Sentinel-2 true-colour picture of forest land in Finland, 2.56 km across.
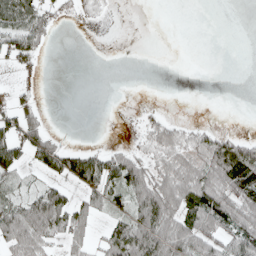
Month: April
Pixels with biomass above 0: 43%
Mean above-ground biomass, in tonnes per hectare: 32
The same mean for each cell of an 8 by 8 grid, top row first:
49 34 18 4 0 0 0 0
59 14 0 0 0 0 0 0
9 0 0 0 0 0 0 0
44 8 0 0 9 1 0 0
61 30 8 8 20 60 59 59
25 7 66 58 65 70 70 92
46 93 40 30 75 70 89 86
66 48 35 53 92 87 64 86
